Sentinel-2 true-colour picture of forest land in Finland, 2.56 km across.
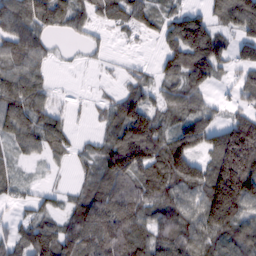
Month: February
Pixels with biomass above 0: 79%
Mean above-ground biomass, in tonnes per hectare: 75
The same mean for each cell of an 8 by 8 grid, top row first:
97 97 59 58 62 51 55 113
81 34 10 8 4 92 126 57
97 33 1 6 31 64 77 51
98 72 4 54 98 53 56 59
51 74 18 80 137 101 80 229
34 10 24 87 81 124 105 246
20 20 85 122 88 86 148 134
71 101 93 129 92 99 86 99
